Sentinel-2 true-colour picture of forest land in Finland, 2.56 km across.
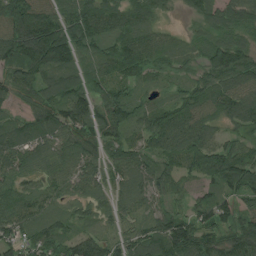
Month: July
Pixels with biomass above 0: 93%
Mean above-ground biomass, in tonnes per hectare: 81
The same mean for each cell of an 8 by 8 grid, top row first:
143 101 109 95 84 16 84 84
132 182 90 72 82 47 81 93
69 83 82 75 48 38 68 92
41 94 113 92 65 77 67 98
107 96 95 75 56 84 85 58
68 62 82 56 77 69 84 133
85 48 43 49 51 43 73 82
78 101 81 51 92 133 80 108
